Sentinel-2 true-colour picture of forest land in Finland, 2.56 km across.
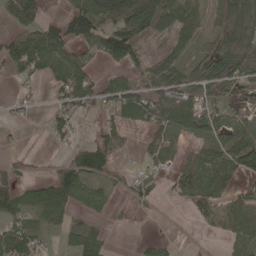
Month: May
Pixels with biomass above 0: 61%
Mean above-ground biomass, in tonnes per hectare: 52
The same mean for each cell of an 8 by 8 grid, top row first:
62 24 91 113 148 98 47 90
58 83 46 93 49 59 37 77
25 33 77 39 61 80 88 47
14 20 44 52 87 98 51 29
5 10 34 76 24 36 52 93
43 31 93 33 32 39 80 61
54 74 35 19 15 6 40 78
97 22 57 11 12 8 4 61
